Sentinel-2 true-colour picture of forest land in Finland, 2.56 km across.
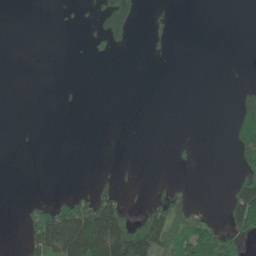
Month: June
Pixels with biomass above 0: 19%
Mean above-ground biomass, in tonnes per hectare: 25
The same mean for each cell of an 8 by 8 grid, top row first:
0 0 8 137 13 5 0 0
0 0 3 29 5 2 0 0
0 0 1 0 0 0 0 4
0 0 2 0 0 0 0 57
1 0 0 0 0 5 0 68
0 0 0 11 0 0 0 49
1 50 79 100 23 39 12 110
0 131 134 162 114 95 100 43
